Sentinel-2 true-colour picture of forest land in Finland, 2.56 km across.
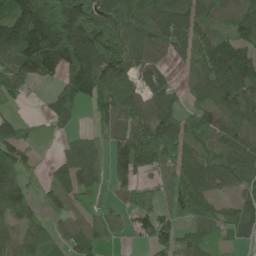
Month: June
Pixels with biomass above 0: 77%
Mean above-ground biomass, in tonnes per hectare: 87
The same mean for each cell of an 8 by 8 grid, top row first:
152 190 181 114 133 123 60 83
118 197 179 133 85 80 87 91
73 62 162 125 69 35 109 132
20 53 37 98 78 89 96 94
110 4 51 65 138 96 66 104
100 28 93 58 53 90 99 105
92 39 45 36 83 72 79 68
64 57 92 25 41 68 58 52
